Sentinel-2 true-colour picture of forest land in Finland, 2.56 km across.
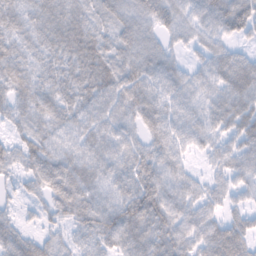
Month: February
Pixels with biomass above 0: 90%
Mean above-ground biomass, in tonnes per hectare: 59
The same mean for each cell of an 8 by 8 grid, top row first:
58 43 56 62 67 64 75 94
47 38 78 58 65 28 52 31
43 36 66 69 77 64 57 92
40 58 65 65 78 62 58 88
45 59 69 63 47 69 48 63
39 23 81 59 67 57 29 54
28 30 63 76 102 72 53 34
62 40 37 72 86 77 67 54
